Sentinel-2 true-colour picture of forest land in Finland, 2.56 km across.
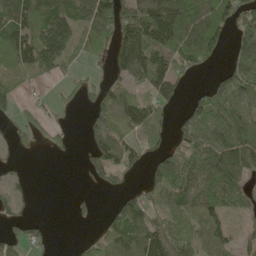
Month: May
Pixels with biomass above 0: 64%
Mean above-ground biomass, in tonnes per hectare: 74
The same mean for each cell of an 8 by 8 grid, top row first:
113 111 101 146 132 158 124 108
128 188 55 88 160 128 117 106
62 33 30 56 77 82 29 103
44 26 19 99 96 33 119 75
31 25 10 101 62 48 98 112
19 0 9 56 33 137 113 74
27 0 15 33 73 81 97 33
47 19 21 100 127 80 77 45
